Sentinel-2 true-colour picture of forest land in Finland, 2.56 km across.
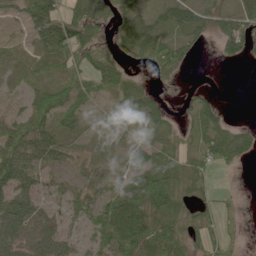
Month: June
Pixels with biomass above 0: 70%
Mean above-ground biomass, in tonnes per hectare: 38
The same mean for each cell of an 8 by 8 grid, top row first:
20 71 51 30 32 56 41 56
22 76 68 28 56 48 7 47
16 36 47 65 20 12 0 0
13 71 35 15 48 12 46 0
47 53 12 15 29 32 48 44
70 17 20 23 62 72 27 3
76 21 25 61 75 58 24 11
56 59 17 59 70 55 36 13
